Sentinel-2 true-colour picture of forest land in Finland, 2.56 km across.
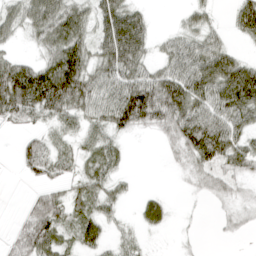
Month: April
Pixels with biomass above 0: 71%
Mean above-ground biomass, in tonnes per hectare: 46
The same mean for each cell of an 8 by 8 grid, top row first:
44 82 52 79 32 7 25 52
14 50 63 87 54 47 59 14
105 103 88 67 73 83 86 104
67 65 53 82 122 89 70 75
12 26 32 36 2 41 98 57
5 28 29 35 0 7 36 37
3 62 36 27 31 7 6 25
33 66 43 22 16 6 1 5
